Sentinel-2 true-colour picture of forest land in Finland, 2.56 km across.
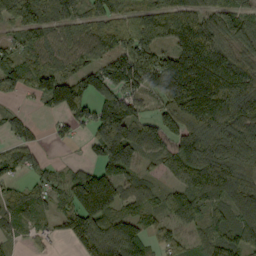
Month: September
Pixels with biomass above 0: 82%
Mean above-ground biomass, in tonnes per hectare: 102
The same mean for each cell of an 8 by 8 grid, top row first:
74 56 60 87 67 102 83 102
72 85 85 87 150 106 124 69
66 49 103 153 193 262 206 132
25 38 115 229 69 197 216 145
57 20 24 264 122 135 151 145
57 54 82 145 62 73 155 106
69 33 143 125 87 95 76 83
49 23 23 122 103 68 74 99
